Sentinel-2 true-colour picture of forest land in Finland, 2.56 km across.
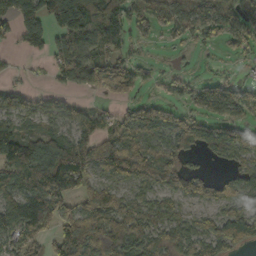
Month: October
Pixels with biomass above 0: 72%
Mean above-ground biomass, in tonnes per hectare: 80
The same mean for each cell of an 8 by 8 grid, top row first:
99 95 135 112 76 76 93 89
20 65 92 100 22 19 23 37
12 14 64 108 41 35 47 33
67 55 45 37 95 46 89 80
55 71 98 107 92 87 90 138
91 160 155 65 79 107 52 72
113 166 88 123 72 51 49 72
78 66 212 140 75 79 90 97
